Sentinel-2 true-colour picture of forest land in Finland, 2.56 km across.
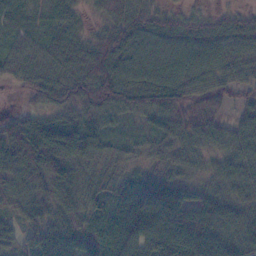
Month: November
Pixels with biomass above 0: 94%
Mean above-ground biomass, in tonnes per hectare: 63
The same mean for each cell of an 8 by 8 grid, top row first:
49 44 27 50 61 36 32 38
54 59 56 76 68 71 81 70
34 71 73 90 71 81 64 44
23 59 67 80 78 81 60 36
100 100 76 41 31 58 62 91
63 75 42 54 52 60 46 78
34 48 62 47 79 118 84 63
30 62 51 62 78 115 80 74
